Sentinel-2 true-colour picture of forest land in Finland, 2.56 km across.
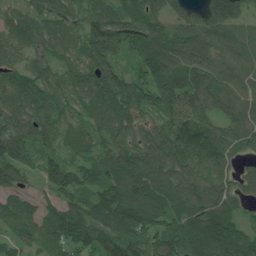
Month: July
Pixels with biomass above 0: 94%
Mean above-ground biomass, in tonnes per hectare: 88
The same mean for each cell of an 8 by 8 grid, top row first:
64 75 64 103 96 53 92 60
79 61 75 100 102 96 106 64
90 71 92 107 86 95 94 85
101 88 61 118 67 87 65 82
95 68 69 84 90 104 92 60
77 79 74 107 126 97 85 47
78 50 86 136 158 94 109 38
66 76 99 109 98 126 145 108
